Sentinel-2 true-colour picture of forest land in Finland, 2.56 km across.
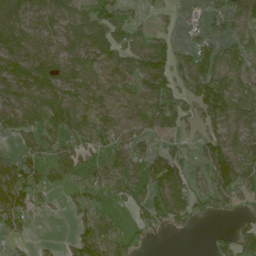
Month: June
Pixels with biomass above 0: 71%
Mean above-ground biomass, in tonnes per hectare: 66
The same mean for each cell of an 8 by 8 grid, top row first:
102 68 68 81 21 16 39 85
84 60 91 120 96 56 71 66
108 108 82 86 101 69 104 67
95 107 72 78 89 91 87 83
31 72 69 57 40 22 65 50
94 50 33 57 68 114 69 96
90 21 41 23 44 89 40 32
22 9 64 62 19 3 11 90
